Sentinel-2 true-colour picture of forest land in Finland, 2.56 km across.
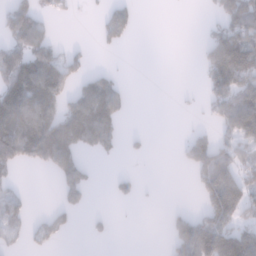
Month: January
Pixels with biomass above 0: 40%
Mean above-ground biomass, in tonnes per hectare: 67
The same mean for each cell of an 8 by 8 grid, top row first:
118 32 5 58 0 0 17 181
100 84 16 18 0 0 85 178
148 150 52 53 0 0 84 154
169 109 143 99 0 4 41 204
162 178 96 59 12 14 119 102
25 15 78 15 5 0 130 105
65 14 32 4 3 11 104 125
33 39 1 9 0 91 186 136
